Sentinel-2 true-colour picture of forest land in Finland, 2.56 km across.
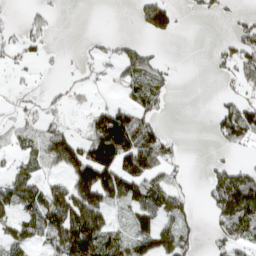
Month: April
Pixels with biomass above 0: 48%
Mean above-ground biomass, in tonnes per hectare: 56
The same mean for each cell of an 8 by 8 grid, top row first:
6 36 0 0 78 40 25 25
30 26 8 22 42 0 4 75
12 5 12 23 76 16 4 40
22 32 16 85 63 0 10 98
39 74 67 188 117 23 6 57
67 32 119 124 120 18 30 77
74 133 145 59 92 82 35 155
68 76 179 89 84 97 22 71
